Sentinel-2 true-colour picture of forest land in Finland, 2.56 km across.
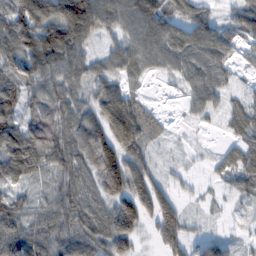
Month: February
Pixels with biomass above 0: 88%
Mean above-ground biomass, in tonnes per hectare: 73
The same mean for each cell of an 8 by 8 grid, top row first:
98 122 149 96 111 73 53 76
94 139 84 49 86 75 94 40
91 93 67 69 29 30 75 14
69 74 73 114 45 17 45 47
105 108 90 125 67 6 4 57
64 51 72 156 102 22 14 62
75 61 77 91 110 75 17 18
105 94 90 125 24 107 56 24
